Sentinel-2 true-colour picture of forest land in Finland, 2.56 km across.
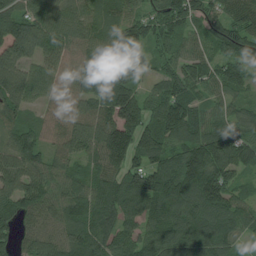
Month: July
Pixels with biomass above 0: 95%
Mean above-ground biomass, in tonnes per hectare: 105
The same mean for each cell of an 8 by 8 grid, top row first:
123 83 76 69 68 108 97 117
178 90 76 118 89 69 64 100
148 81 85 121 56 104 101 81
88 44 78 148 110 136 71 66
97 63 100 199 132 102 154 122
113 94 80 115 155 156 193 76
97 91 114 122 119 131 142 94
73 97 118 101 103 138 137 53
